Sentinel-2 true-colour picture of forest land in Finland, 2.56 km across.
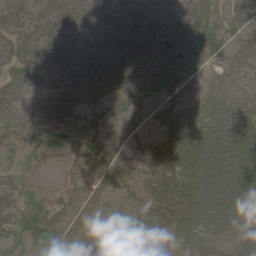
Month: June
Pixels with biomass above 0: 81%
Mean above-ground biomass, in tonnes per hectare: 51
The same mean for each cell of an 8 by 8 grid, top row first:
39 62 69 57 56 53 41 57
53 73 84 94 74 72 54 51
49 60 82 86 66 59 39 34
48 63 46 35 37 50 60 57
14 30 15 57 40 71 68 76
14 2 24 42 43 83 77 70
31 28 32 18 45 66 69 66
37 45 27 42 34 42 49 38
